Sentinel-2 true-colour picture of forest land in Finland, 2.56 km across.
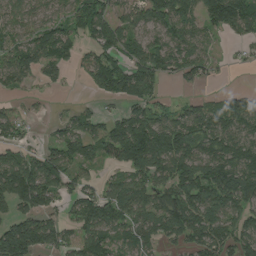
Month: August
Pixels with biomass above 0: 74%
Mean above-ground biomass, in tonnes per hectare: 84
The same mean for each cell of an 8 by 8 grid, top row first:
67 70 106 78 88 128 115 114
74 112 53 92 85 89 48 16
75 36 16 122 113 44 27 0
30 7 42 26 84 62 88 108
59 34 97 110 174 141 99 107
163 125 59 32 101 119 127 139
77 63 76 90 97 125 106 85
174 105 79 63 72 65 106 87
